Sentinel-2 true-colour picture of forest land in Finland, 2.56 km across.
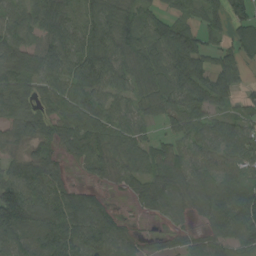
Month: August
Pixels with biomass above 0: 85%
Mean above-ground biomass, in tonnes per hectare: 64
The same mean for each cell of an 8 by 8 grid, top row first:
51 96 76 75 49 42 56 45
50 80 77 81 76 107 57 57
68 62 90 87 62 93 74 46
63 44 84 61 45 64 56 35
49 40 72 69 56 46 67 76
69 71 12 28 62 60 67 46
178 88 93 23 24 47 68 95
72 92 79 66 21 29 57 79
